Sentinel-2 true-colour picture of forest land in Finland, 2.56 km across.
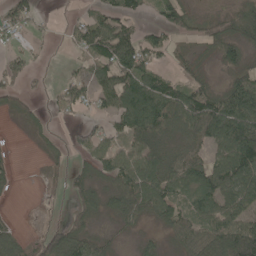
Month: May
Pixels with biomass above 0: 66%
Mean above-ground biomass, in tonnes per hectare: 55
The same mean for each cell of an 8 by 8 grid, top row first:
56 7 21 61 31 67 21 80
30 7 38 106 79 24 36 69
41 10 45 79 82 42 32 65
27 20 34 58 115 88 116 135
2 22 39 44 73 46 65 148
15 20 42 59 91 79 77 99
1 11 43 39 74 56 69 76
51 72 87 21 21 34 71 164
